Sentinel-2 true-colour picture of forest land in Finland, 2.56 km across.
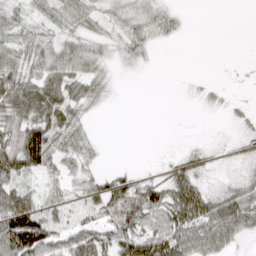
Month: April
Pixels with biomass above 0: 63%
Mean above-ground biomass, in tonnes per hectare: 32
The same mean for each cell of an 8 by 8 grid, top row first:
21 28 35 23 30 18 0 0
44 37 41 16 25 1 0 0
53 46 47 9 1 0 3 1
68 71 27 1 0 0 4 8
74 61 34 0 0 1 6 12
70 23 22 32 14 42 13 17
102 38 27 55 60 75 65 74
101 63 50 53 72 70 60 21
